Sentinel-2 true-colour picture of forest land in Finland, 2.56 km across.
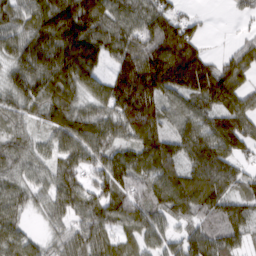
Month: March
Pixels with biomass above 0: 91%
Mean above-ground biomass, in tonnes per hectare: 97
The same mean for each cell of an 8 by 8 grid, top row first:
75 111 159 96 97 75 12 20
86 159 176 98 115 192 30 49
89 126 114 91 184 155 149 105
72 87 83 87 145 81 88 118
68 52 120 95 118 97 145 96
64 61 91 119 89 111 141 80
71 63 98 102 90 117 109 87
81 46 90 68 66 66 114 75
